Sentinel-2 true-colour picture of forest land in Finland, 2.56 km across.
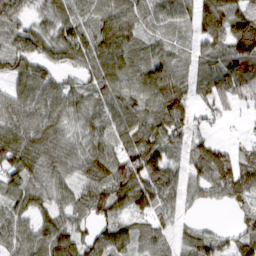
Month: March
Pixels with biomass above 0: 87%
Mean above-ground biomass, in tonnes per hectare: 77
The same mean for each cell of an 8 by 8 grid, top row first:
85 74 84 88 59 73 105 121
81 81 106 114 66 45 65 98
32 48 43 106 95 92 85 129
70 94 80 93 90 115 33 21
108 93 64 73 103 64 60 35
83 90 67 101 113 67 91 116
74 64 67 82 66 54 24 45
88 88 70 86 62 44 66 58
